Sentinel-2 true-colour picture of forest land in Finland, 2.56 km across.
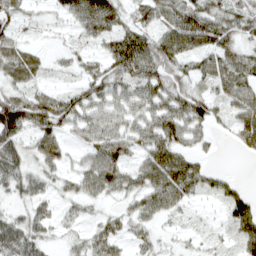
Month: April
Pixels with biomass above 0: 80%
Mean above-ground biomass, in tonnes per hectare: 49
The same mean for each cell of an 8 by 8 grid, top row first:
40 15 75 88 35 53 71 46
43 10 22 65 87 91 67 39
38 14 28 69 72 48 43 67
97 83 55 50 41 68 67 57
65 71 26 77 52 73 22 29
59 37 50 75 57 110 48 8
21 27 24 17 46 33 6 78
83 33 22 51 24 10 13 56
